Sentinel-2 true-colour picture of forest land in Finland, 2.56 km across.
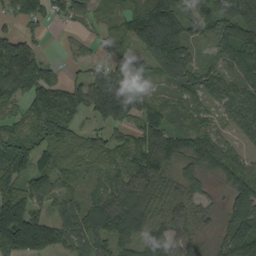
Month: September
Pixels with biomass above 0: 85%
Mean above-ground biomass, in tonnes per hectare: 87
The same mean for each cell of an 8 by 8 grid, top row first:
66 59 51 32 136 128 95 114
115 15 18 58 87 125 29 129
174 98 49 94 34 67 69 64
50 179 89 95 84 57 50 75
98 108 77 56 95 103 106 43
97 85 52 76 111 59 52 84
171 61 83 137 118 71 37 99
200 151 83 104 99 97 21 161
